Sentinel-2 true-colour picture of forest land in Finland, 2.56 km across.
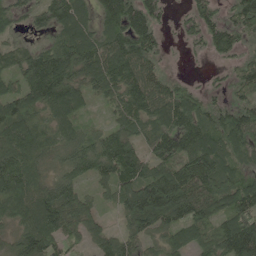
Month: May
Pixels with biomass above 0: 89%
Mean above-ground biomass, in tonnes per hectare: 102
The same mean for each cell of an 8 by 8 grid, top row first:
54 78 95 115 136 20 85 97
57 72 152 123 122 7 61 80
70 187 105 128 128 52 21 82
139 89 67 61 117 153 96 107
110 76 84 128 69 132 119 97
143 63 72 119 127 149 152 92
130 162 110 35 223 173 117 134
94 124 54 77 77 75 87 198
